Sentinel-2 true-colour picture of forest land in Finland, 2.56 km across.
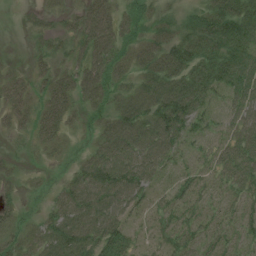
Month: July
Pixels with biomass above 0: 83%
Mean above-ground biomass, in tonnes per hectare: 51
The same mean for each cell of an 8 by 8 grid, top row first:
4 20 48 69 35 24 64 89
2 22 42 67 55 69 70 91
45 39 68 49 51 80 83 83
59 60 31 48 82 103 49 52
4 36 8 89 98 65 35 56
19 8 51 89 76 38 30 60
23 24 87 90 25 52 34 40
35 59 76 73 17 46 46 36
